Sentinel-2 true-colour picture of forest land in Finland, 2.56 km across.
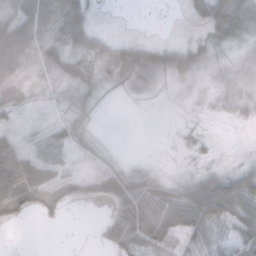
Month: November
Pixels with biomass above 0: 68%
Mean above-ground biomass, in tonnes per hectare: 30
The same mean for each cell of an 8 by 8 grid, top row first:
63 59 55 0 0 0 56 51
73 35 54 53 46 39 28 19
41 17 40 27 38 21 14 13
19 5 30 2 3 7 9 15
36 39 22 5 0 7 9 2
76 39 24 37 31 12 30 37
34 28 3 25 78 77 79 49
0 0 0 40 70 40 28 37
